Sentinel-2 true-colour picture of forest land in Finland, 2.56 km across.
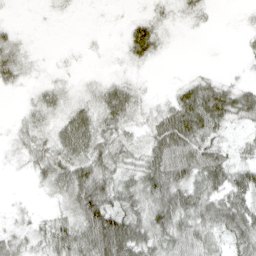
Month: April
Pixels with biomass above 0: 72%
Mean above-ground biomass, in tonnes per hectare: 34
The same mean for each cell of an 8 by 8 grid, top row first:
3 6 3 3 23 23 10 6
35 2 4 8 51 4 1 5
31 16 11 19 11 7 26 13
6 24 34 46 22 60 81 49
22 36 54 39 30 71 46 21
4 47 63 43 55 63 58 46
10 9 69 61 57 68 51 63
32 36 61 102 59 53 33 44
